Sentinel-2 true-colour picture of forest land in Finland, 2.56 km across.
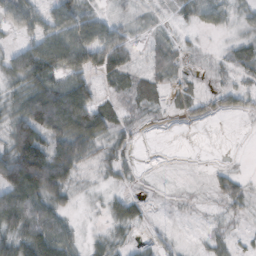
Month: October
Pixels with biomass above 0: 71%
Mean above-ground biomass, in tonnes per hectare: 38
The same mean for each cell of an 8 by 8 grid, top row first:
53 42 63 19 10 13 36 17
40 58 98 87 14 18 4 29
48 65 61 32 32 13 7 18
43 142 131 47 22 11 18 18
87 87 70 28 1 0 0 0
136 130 23 18 3 0 8 16
126 82 7 22 17 4 5 20
60 105 25 19 12 9 16 11
